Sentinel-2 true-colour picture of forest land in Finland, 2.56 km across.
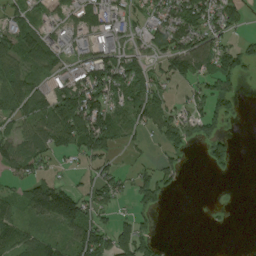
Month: August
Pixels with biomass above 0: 60%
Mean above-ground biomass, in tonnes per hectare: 56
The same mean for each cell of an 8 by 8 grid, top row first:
47 43 47 60 41 82 86 37
78 73 36 80 37 84 71 50
66 49 95 128 69 79 59 44
51 80 176 89 72 39 74 19
70 73 97 53 19 53 76 5
42 32 19 43 49 35 6 2
44 130 100 50 37 0 3 0
70 48 103 90 72 0 0 0
